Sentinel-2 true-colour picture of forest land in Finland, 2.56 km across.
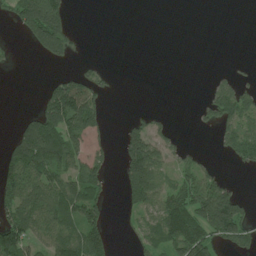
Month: July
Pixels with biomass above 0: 43%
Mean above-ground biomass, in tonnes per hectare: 60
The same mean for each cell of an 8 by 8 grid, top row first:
89 198 0 0 0 0 0 0
4 125 5 0 0 0 0 0
0 25 74 11 0 0 13 24
4 129 163 2 17 1 47 102
104 176 61 24 127 28 2 90
123 93 83 20 169 69 58 5
101 123 137 13 75 111 184 96
122 84 115 37 54 129 112 99
